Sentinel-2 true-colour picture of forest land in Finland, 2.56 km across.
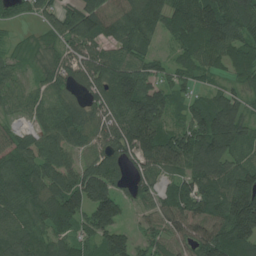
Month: July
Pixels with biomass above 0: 90%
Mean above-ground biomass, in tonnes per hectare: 95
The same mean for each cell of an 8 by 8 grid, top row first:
35 54 113 95 166 114 142 135
27 46 68 70 75 64 115 100
56 63 73 150 118 52 44 60
46 80 78 115 167 57 119 76
72 91 74 92 148 136 146 91
120 98 109 105 66 68 128 105
88 107 123 148 49 118 99 185
92 69 73 114 40 66 130 154
